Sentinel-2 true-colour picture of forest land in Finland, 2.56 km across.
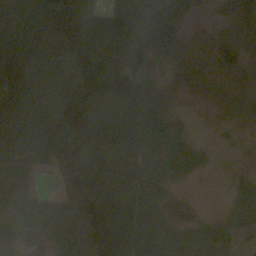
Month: October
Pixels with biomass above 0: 82%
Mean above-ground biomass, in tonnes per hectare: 62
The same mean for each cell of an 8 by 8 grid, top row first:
63 92 119 86 61 30 13 72
101 64 112 83 74 66 42 56
92 71 106 117 45 15 24 39
95 93 134 74 64 17 1 28
72 103 113 31 62 51 8 6
59 20 86 86 58 44 8 15
55 63 78 92 64 18 3 40
52 51 73 172 91 79 65 27
